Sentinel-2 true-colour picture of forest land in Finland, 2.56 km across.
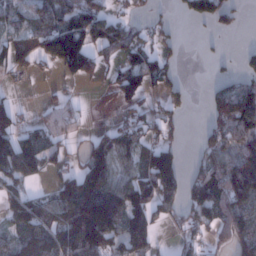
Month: January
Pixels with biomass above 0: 59%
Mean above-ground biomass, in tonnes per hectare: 74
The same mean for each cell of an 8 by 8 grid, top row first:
58 99 118 63 14 15 59 15
69 108 133 93 60 22 5 7
17 9 55 38 88 30 10 45
50 42 31 9 40 28 38 154
105 66 29 107 76 41 69 112
106 42 86 96 109 110 110 163
91 103 192 171 115 67 115 121
72 108 184 100 97 21 40 96
